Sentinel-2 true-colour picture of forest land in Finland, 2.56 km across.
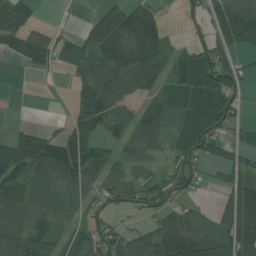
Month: July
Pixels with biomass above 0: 70%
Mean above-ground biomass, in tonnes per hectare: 68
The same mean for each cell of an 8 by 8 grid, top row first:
81 0 5 80 75 5 67 103
64 78 73 104 92 37 84 51
0 6 66 84 70 78 93 43
2 0 72 68 62 70 92 30
106 117 101 40 49 54 81 45
103 97 109 67 51 74 19 64
104 63 47 48 55 48 15 140
109 84 57 83 80 160 108 156
